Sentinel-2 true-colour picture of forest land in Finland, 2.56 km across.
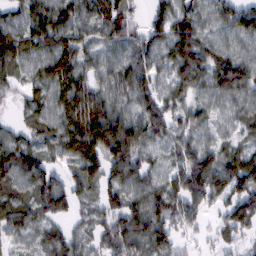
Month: February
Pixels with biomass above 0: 90%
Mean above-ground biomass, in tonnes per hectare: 68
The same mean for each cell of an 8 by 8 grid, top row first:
47 79 60 79 34 80 45 70
85 76 63 53 63 87 61 36
45 79 73 56 80 68 65 106
24 62 102 77 79 60 45 49
71 55 115 131 83 62 43 48
83 67 81 83 60 65 111 83
74 87 41 74 80 83 47 101
35 62 52 74 84 50 21 41
